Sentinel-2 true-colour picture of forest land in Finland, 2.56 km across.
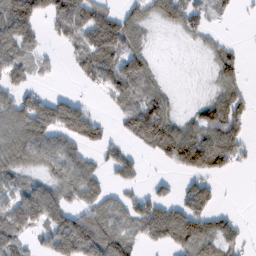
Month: February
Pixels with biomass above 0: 63%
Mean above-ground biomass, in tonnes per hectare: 63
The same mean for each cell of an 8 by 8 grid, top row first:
121 80 89 58 56 81 45 10
85 15 58 108 45 3 26 18
42 13 19 82 81 2 13 53
89 102 72 25 100 29 59 65
102 90 68 31 67 133 115 58
61 51 77 37 22 32 101 7
100 128 56 58 81 65 76 3
77 75 176 96 48 84 73 38
